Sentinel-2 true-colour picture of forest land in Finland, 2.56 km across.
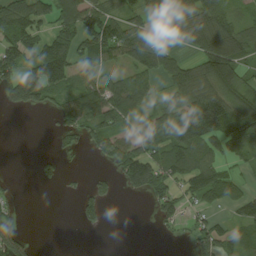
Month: August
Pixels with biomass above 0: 60%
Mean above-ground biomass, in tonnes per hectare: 67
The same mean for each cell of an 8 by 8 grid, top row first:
109 74 117 79 72 95 106 35
101 105 82 111 114 37 101 109
110 151 66 49 66 78 105 95
29 28 102 130 59 82 209 144
0 2 31 71 87 111 86 95
4 21 6 36 119 88 103 38
26 0 35 6 6 55 41 58
78 0 0 0 0 7 87 59
